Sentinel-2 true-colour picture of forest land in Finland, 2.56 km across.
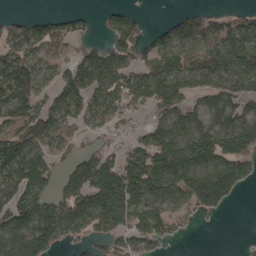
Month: April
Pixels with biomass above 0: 69%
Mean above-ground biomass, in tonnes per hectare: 95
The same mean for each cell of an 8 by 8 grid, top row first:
22 46 35 59 20 44 82 53
82 80 48 83 67 126 104 144
151 50 94 95 122 137 112 122
104 98 75 62 29 108 118 112
147 85 44 48 86 161 160 145
150 104 155 175 177 152 154 100
156 139 168 202 119 56 75 2
122 116 47 66 83 23 0 2
